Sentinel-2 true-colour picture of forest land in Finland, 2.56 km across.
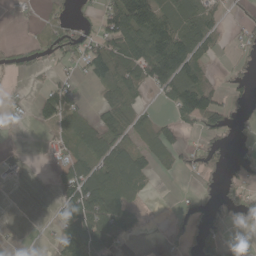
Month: May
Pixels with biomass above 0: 49%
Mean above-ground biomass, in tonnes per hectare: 53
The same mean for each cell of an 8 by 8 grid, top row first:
9 32 27 100 133 86 60 14
33 65 69 88 125 149 52 27
6 16 20 92 83 124 35 40
12 72 46 78 18 51 115 39
1 10 60 92 26 50 49 26
10 6 96 110 62 20 46 48
0 6 127 73 17 17 58 72
6 7 143 74 9 35 111 6
